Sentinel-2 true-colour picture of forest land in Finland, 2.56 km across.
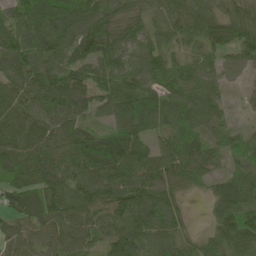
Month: May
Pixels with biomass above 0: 94%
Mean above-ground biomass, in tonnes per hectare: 73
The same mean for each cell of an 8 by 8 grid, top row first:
68 100 88 61 45 58 62 62
94 83 83 80 60 38 52 74
81 82 65 74 71 51 52 25
85 78 60 70 109 92 75 12
84 79 121 114 66 77 61 39
83 94 80 88 87 75 52 68
90 101 82 66 111 60 36 102
66 66 67 73 65 63 45 99
